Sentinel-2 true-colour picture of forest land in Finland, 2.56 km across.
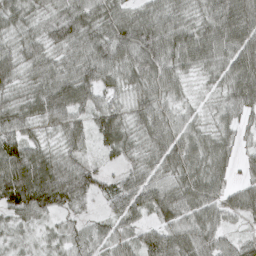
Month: March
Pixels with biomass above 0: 95%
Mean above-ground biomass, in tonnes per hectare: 57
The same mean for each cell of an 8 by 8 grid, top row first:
53 46 72 62 51 49 64 89
51 56 65 77 82 66 66 77
48 66 75 42 60 50 28 74
60 67 57 63 55 44 28 52
76 33 44 57 43 65 54 30
119 93 73 28 52 54 77 25
76 58 28 37 58 70 61 56
24 25 44 46 62 75 58 39
